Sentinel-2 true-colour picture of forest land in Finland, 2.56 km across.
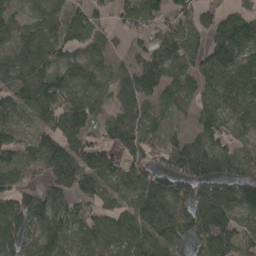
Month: April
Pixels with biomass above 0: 86%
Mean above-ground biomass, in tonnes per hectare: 101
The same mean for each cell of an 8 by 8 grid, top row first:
78 90 90 62 108 101 67 95
87 105 84 54 55 98 98 134
106 119 118 77 128 106 88 132
102 96 119 68 98 59 101 94
75 107 117 77 108 92 124 74
74 83 131 90 115 144 155 125
113 115 62 72 131 119 174 115
127 108 74 93 102 86 137 103
